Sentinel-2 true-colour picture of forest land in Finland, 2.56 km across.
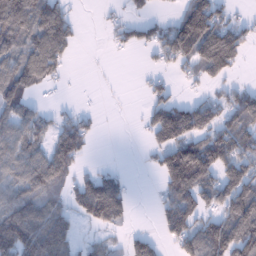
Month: January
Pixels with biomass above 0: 58%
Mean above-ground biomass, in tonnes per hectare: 77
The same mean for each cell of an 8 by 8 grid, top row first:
150 128 4 12 28 46 162 22
90 155 14 17 48 116 162 97
129 70 0 1 16 23 66 17
86 23 29 1 33 114 80 124
98 64 91 0 19 144 143 104
83 111 48 60 3 175 107 135
94 75 79 163 0 139 66 140
160 120 28 25 54 68 131 144
